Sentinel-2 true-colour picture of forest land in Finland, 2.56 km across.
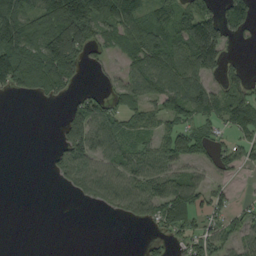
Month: September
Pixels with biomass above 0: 60%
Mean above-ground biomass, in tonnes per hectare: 58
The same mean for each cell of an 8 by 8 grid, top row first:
110 116 157 103 77 80 83 81
127 139 120 42 98 86 164 5
127 119 31 22 83 96 61 42
0 0 67 59 52 58 72 67
0 3 103 71 52 62 57 47
0 12 67 77 72 65 31 13
0 0 6 41 73 94 49 23
0 0 0 0 18 29 66 46
